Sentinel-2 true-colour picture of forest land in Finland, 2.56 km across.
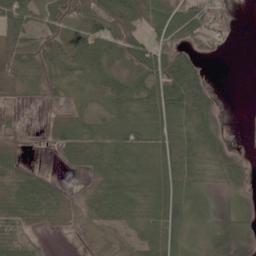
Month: June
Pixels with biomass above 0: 78%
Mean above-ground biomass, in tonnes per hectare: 44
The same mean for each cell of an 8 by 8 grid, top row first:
70 54 70 80 61 74 67 12
53 74 61 57 54 63 33 2
51 61 32 49 53 98 30 0
11 11 22 41 46 67 71 0
24 22 76 57 50 57 85 11
76 21 11 52 48 47 32 54
65 66 22 59 44 49 35 23
48 4 4 5 37 31 35 29
